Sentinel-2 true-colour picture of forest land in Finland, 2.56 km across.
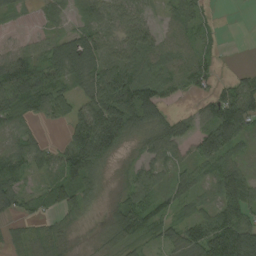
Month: August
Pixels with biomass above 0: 81%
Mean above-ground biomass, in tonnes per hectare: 59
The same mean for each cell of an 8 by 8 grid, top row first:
17 23 28 61 46 45 17 0
31 45 108 64 84 54 25 0
127 85 60 110 99 58 37 32
68 61 65 126 107 17 51 130
45 26 137 138 37 56 89 60
55 40 104 14 48 43 44 63
45 41 37 35 72 38 36 95
30 61 16 46 31 45 116 146
